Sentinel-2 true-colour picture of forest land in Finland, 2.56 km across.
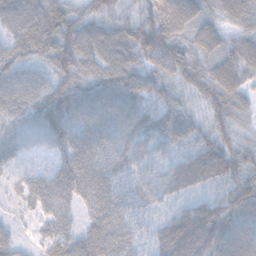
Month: November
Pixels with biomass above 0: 97%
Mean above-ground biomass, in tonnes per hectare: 70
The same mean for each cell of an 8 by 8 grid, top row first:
89 92 65 53 63 115 55 66
70 86 109 107 93 81 66 65
77 62 77 97 78 65 71 64
76 107 87 87 74 73 52 48
70 67 83 76 65 68 67 48
33 51 83 58 40 63 69 69
26 53 38 70 41 35 83 87
35 49 64 76 35 100 111 79
